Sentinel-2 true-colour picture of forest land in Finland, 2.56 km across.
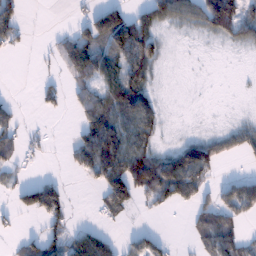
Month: January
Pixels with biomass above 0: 49%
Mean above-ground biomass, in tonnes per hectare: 46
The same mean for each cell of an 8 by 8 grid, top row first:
49 0 16 93 63 70 98 75
18 9 86 82 95 2 4 24
0 10 53 74 75 0 0 1
21 14 41 98 94 1 1 4
42 13 57 122 65 29 75 43
17 10 22 117 132 146 54 19
36 112 1 58 19 31 50 65
16 56 76 34 40 5 64 47
